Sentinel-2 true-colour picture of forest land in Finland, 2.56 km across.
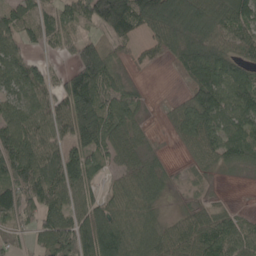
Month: May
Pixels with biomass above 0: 80%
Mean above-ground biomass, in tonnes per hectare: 84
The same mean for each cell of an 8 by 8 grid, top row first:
76 62 72 181 162 181 117 113
72 42 91 38 26 119 145 85
82 72 128 86 5 20 166 122
80 88 169 109 25 46 134 109
112 89 114 79 37 24 88 108
107 133 96 31 81 24 24 20
90 106 77 81 69 12 32 17
28 79 113 153 82 81 101 78
